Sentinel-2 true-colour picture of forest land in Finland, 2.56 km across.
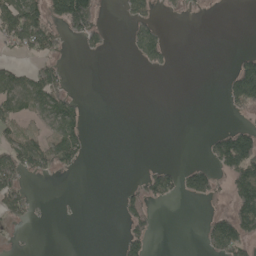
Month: May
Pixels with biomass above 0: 27%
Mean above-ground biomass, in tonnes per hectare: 34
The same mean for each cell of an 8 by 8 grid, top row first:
103 90 154 0 51 7 3 0
38 67 16 7 67 4 0 4
59 70 0 0 0 0 0 146
52 72 35 0 0 0 0 26
70 69 54 0 0 0 29 143
69 22 5 0 29 50 65 115
62 1 1 0 47 1 6 96
2 0 0 1 49 0 50 92
